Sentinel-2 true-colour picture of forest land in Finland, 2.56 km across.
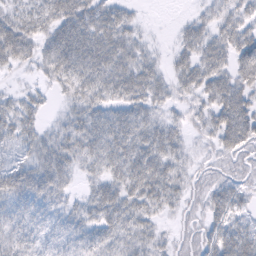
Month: February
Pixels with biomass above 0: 87%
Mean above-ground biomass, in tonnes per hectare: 36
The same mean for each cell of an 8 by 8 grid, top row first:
32 42 51 39 6 3 23 36
63 37 58 53 23 23 45 50
6 22 52 53 53 32 49 46
37 12 37 36 39 16 36 56
37 33 46 52 50 33 14 45
49 55 23 39 60 34 17 18
32 30 28 52 42 21 32 27
40 28 28 41 35 20 40 55
